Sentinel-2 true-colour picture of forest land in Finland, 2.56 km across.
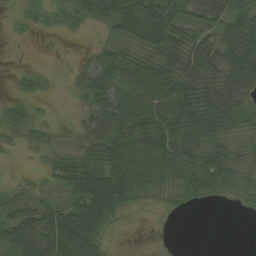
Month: August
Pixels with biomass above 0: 74%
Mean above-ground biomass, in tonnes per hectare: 46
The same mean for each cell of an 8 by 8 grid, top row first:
12 19 21 49 80 53 40 50
0 2 4 38 52 76 54 92
14 12 30 63 63 80 69 78
45 5 17 71 62 71 89 55
13 30 22 72 74 80 67 37
7 24 91 89 65 66 89 43
45 42 70 97 10 19 7 15
74 91 105 14 0 2 0 0
